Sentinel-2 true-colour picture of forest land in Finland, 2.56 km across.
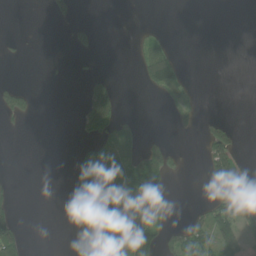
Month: June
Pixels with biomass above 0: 27%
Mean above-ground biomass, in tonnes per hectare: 33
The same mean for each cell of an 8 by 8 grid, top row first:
0 18 5 0 0 0 0 0
4 0 21 0 30 11 0 0
5 2 6 17 39 73 0 0
37 0 36 77 1 16 2 0
0 0 23 65 51 8 66 20
3 0 71 84 136 9 60 80
20 0 80 160 67 4 49 97
68 0 46 142 98 52 78 69
